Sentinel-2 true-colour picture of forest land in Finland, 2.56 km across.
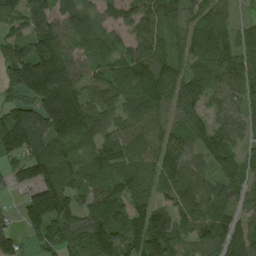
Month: August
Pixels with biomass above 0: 89%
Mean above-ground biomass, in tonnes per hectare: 98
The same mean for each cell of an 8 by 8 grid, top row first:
90 94 96 42 87 65 84 22
86 158 66 55 79 46 101 98
160 296 98 95 126 87 86 105
116 177 176 80 126 68 57 63
165 143 76 103 122 75 88 53
61 152 94 84 100 101 56 71
28 184 87 107 103 76 96 59
67 86 108 145 129 74 75 110
